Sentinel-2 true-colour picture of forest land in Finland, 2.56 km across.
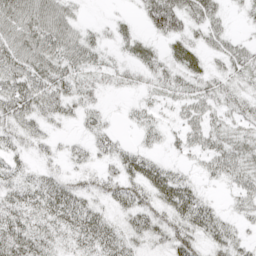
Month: April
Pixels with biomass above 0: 77%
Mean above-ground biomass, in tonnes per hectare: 31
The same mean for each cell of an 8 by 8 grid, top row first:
47 49 13 6 26 54 35 10
47 47 40 13 20 26 26 26
50 49 37 20 20 28 32 29
58 39 28 6 19 18 33 28
24 19 15 28 18 16 33 33
28 23 21 27 52 31 20 36
39 47 45 23 40 51 33 18
55 32 37 40 28 46 33 23
